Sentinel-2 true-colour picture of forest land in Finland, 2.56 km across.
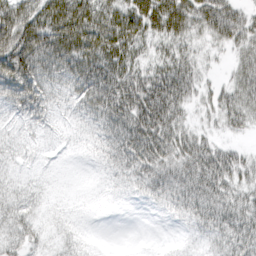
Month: March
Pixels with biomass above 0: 91%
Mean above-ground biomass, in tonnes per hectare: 49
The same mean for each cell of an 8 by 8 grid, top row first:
81 73 74 53 75 84 70 47
118 89 71 67 33 46 25 37
105 47 62 74 56 84 17 40
47 46 36 68 84 59 23 50
37 25 28 51 81 60 40 15
34 27 14 33 47 62 77 43
65 28 22 19 12 38 66 56
53 35 37 2 5 12 33 67
